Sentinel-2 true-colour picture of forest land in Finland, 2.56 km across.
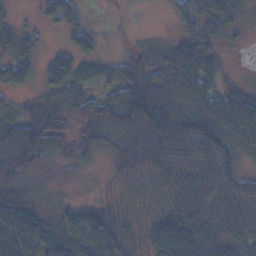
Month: November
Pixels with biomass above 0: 87%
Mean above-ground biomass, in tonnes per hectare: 53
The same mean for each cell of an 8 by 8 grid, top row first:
17 29 26 0 0 34 70 29
64 15 39 4 32 59 44 6
41 43 49 42 78 77 57 13
30 68 55 90 119 108 83 89
113 81 45 71 99 100 86 60
67 21 15 27 48 68 57 57
80 26 23 29 21 55 60 48
85 42 59 55 38 104 82 58
